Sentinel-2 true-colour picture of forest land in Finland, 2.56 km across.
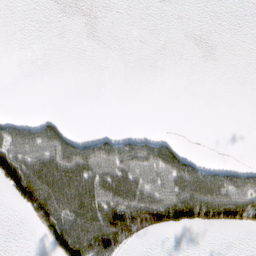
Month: March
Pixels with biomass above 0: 31%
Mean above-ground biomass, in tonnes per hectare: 41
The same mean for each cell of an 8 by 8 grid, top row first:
0 0 0 0 0 0 0 0
0 0 0 0 0 0 0 0
0 0 0 0 0 0 0 0
2 5 0 0 0 0 0 0
91 95 64 66 66 37 0 0
135 163 138 111 92 120 95 73
19 118 137 149 176 125 98 88
0 27 142 155 42 0 0 0
